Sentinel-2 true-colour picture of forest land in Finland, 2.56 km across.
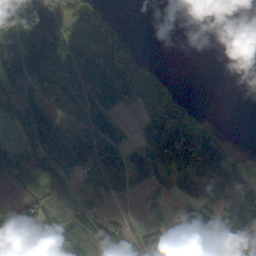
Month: October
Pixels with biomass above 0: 64%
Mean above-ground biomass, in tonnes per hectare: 74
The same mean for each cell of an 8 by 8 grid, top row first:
208 114 72 30 0 0 0 0
145 197 80 98 4 0 0 0
138 65 67 117 47 9 0 0
83 52 51 115 18 68 6 0
65 61 114 122 65 140 177 17
95 104 93 170 69 107 169 98
59 100 135 30 27 34 76 90
48 79 75 87 58 121 154 82
